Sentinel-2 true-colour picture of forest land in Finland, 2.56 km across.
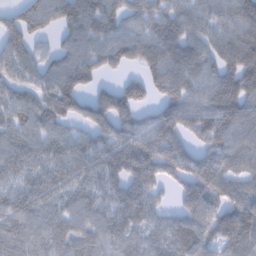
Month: February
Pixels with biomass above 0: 88%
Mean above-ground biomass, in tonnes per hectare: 73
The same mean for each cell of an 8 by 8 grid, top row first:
63 79 96 75 78 74 61 71
78 35 73 85 79 78 65 81
65 66 86 33 62 89 68 87
66 76 77 116 46 94 83 88
71 73 74 91 93 85 69 68
72 88 77 77 97 83 96 50
71 64 61 63 76 50 81 78
57 66 64 58 49 73 71 68
